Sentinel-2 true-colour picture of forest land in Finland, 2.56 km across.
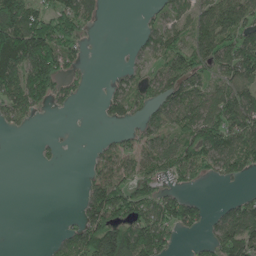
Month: June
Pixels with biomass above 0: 56%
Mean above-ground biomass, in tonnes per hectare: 69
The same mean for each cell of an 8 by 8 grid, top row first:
171 90 95 0 14 56 76 97
195 152 47 1 39 67 91 112
112 146 23 22 44 106 56 110
65 18 2 36 48 86 93 121
0 14 0 53 123 84 137 97
0 0 9 125 72 61 33 48
0 0 32 160 98 106 24 78
0 8 119 200 135 40 38 126
